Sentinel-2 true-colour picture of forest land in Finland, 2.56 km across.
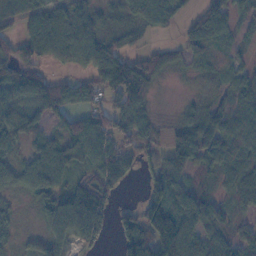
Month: November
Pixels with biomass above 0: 80%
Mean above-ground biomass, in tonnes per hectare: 63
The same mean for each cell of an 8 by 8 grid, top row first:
50 79 74 36 77 42 78 33
69 88 104 68 35 31 46 21
78 64 47 112 91 7 29 46
73 76 65 74 47 13 53 74
41 55 88 72 53 63 83 56
56 80 40 79 40 70 36 66
17 66 121 52 99 98 88 39
24 59 61 24 106 185 74 53
